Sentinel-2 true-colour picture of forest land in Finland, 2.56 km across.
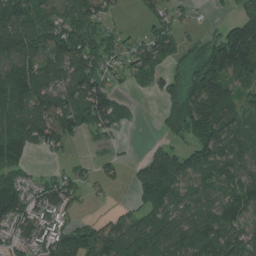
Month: July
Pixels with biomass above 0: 76%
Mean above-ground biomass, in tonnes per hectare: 100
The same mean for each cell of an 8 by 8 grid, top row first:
164 90 125 44 47 47 9 76
136 134 170 54 98 91 83 232
119 103 165 57 38 64 229 106
120 157 141 134 3 113 223 81
135 98 23 30 6 44 163 102
65 40 56 34 76 118 102 92
152 110 34 16 79 84 111 112
77 102 158 127 144 141 173 135
